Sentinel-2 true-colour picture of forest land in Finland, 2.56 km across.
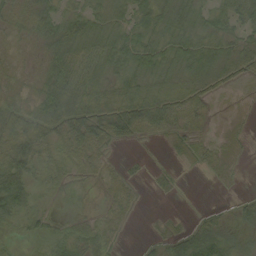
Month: September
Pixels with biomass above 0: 78%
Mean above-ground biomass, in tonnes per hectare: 29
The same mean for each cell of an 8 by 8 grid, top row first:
23 38 39 32 38 43 33 42
7 33 47 45 45 46 39 36
7 36 44 35 34 28 31 23
30 55 53 42 49 37 17 5
65 48 54 23 7 21 19 5
72 32 20 17 5 7 10 4
43 13 9 26 4 1 5 14
9 28 29 21 6 29 48 25
